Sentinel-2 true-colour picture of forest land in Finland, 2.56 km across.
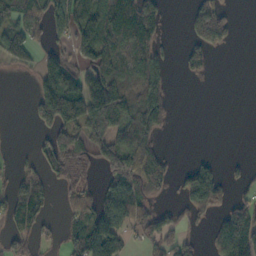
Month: October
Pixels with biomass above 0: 51%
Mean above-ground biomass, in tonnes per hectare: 77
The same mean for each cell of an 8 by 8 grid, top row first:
90 86 141 132 169 1 141 7
108 53 102 115 110 14 97 3
4 140 131 178 118 9 10 0
0 147 176 181 166 13 0 0
1 69 98 127 133 0 0 0
48 54 53 81 144 42 137 22
77 40 72 129 74 43 118 62
50 24 130 149 52 64 28 160
